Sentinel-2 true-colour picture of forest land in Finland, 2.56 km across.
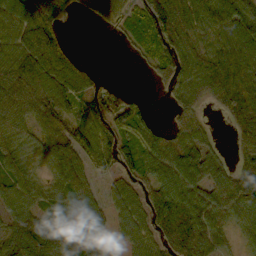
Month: October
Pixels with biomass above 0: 81%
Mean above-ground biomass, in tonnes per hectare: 70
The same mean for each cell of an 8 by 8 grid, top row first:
84 70 14 58 101 153 86 92
94 139 6 2 38 126 82 94
95 109 77 11 4 83 105 92
73 89 59 88 35 39 17 120
50 67 85 99 60 75 36 64
56 44 68 46 71 86 69 85
61 47 46 36 68 96 80 95
103 112 88 24 54 93 79 27
